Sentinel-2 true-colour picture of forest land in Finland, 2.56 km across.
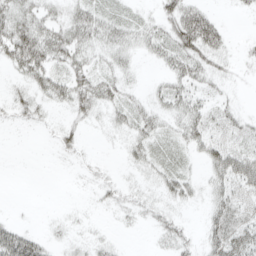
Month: April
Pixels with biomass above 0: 61%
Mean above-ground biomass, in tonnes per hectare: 20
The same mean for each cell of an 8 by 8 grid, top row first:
41 26 31 18 9 45 32 3
56 48 32 29 20 40 41 6
13 37 31 25 5 26 20 4
17 11 23 20 21 27 24 15
0 2 12 4 23 14 30 21
0 0 4 6 11 26 19 43
1 1 3 10 16 15 19 32
66 16 7 8 1 24 25 38
